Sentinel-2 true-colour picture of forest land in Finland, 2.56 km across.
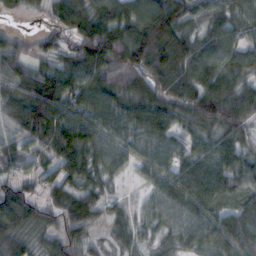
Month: October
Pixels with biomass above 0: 91%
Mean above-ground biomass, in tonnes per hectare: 75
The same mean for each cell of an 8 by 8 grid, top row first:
13 28 85 96 121 107 55 59
49 38 99 137 139 116 72 54
80 113 108 84 95 81 92 55
81 144 110 95 105 73 104 81
52 81 134 81 67 70 61 73
51 55 71 48 43 91 106 89
106 54 32 25 37 81 74 63
67 21 28 28 36 51 70 82
